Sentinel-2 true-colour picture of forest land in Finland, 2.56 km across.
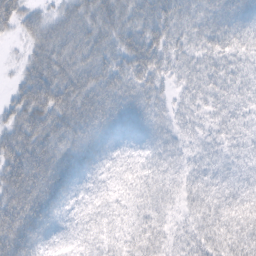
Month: February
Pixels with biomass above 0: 94%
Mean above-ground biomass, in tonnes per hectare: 42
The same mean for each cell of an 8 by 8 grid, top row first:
44 26 45 50 51 50 47 52
5 48 50 42 63 32 35 34
18 65 59 52 48 23 35 30
44 74 66 53 46 28 25 26
61 63 58 36 29 31 20 20
70 78 41 18 42 33 37 23
73 62 20 23 39 26 49 48
76 31 27 27 46 26 46 54
